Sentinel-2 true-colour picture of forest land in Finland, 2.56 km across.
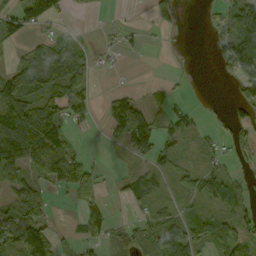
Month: September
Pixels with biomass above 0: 57%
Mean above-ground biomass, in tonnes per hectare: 50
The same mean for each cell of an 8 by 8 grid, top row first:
67 77 3 1 2 22 12 55
27 70 35 13 14 1 11 98
119 116 77 2 5 9 0 49
142 120 51 88 76 36 11 29
137 125 12 22 99 49 22 64
50 75 76 9 51 39 53 34
64 37 42 20 27 28 33 47
104 101 35 33 52 97 59 61
